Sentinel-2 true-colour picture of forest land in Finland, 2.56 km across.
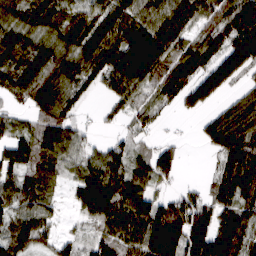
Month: March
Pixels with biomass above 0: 83%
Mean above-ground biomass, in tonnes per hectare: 101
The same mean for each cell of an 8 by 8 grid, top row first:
96 137 99 125 103 133 88 144
126 109 155 158 222 110 107 165
111 109 110 105 107 137 136 65
33 117 42 29 60 32 47 105
96 99 58 49 31 41 60 145
88 72 84 120 97 48 25 160
92 67 65 146 143 122 115 109
126 61 40 97 135 148 174 134
